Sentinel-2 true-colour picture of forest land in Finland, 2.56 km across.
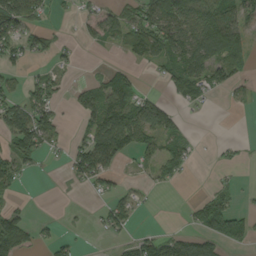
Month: September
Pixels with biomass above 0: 50%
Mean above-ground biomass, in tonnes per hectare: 45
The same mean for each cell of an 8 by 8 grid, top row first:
121 24 26 42 67 95 101 62
51 31 14 19 74 78 101 88
13 39 9 66 11 63 70 36
64 58 34 107 78 34 5 8
75 46 40 108 54 45 2 15
43 1 41 34 12 29 2 9
28 2 2 45 11 1 99 35
109 26 12 17 55 68 70 70
